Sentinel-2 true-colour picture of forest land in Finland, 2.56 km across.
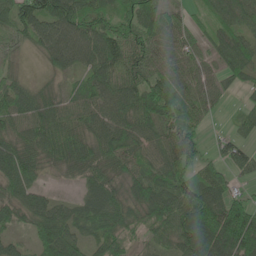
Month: June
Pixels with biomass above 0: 89%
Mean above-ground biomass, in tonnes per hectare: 71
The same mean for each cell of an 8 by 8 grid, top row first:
93 131 96 70 100 43 40 66
33 74 84 92 82 72 50 68
39 23 45 81 86 79 59 42
76 69 66 74 91 97 43 30
78 84 83 94 71 80 24 57
90 23 46 62 78 77 55 30
75 66 48 81 95 109 137 86
32 86 58 79 40 72 123 153
